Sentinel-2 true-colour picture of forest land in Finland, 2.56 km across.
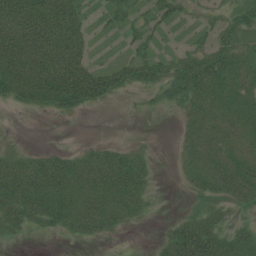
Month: July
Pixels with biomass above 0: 68%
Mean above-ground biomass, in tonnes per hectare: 37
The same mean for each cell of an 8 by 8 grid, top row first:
69 77 42 29 28 29 13 31
79 72 50 7 33 15 35 38
78 81 89 60 45 54 65 37
6 19 25 1 6 16 41 42
7 3 6 16 10 10 41 32
57 67 60 71 39 7 48 53
56 60 48 49 23 1 31 22
12 3 18 8 0 56 70 47
